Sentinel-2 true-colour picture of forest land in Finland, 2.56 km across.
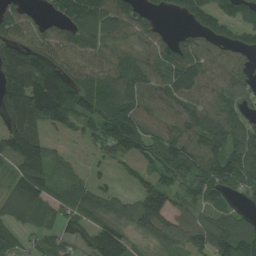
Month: August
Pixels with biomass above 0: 84%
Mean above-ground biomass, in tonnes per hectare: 94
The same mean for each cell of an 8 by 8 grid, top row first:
62 50 169 129 70 34 96 76
111 75 93 78 69 92 93 77
106 138 92 114 94 104 109 74
106 139 96 148 110 86 104 65
146 60 25 88 107 127 132 89
83 121 46 36 54 118 153 127
86 57 95 85 146 73 61 31
53 53 77 162 59 129 130 141
